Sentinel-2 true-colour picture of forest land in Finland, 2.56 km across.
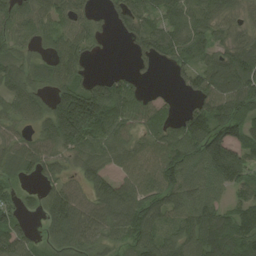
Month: August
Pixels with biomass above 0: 82%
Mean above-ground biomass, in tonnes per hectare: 74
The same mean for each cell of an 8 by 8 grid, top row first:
66 62 54 41 82 82 71 40
52 36 60 3 66 83 57 78
75 52 67 72 20 22 89 131
70 92 207 101 64 36 103 83
58 74 104 82 60 85 134 95
36 43 49 60 68 86 86 120
42 60 85 135 104 66 79 76
83 43 78 59 89 65 107 106
